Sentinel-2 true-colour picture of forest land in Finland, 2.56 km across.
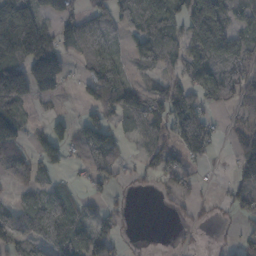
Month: November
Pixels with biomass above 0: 64%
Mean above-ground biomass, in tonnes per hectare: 70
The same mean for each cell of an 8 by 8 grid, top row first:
153 70 64 91 100 65 147 52
146 157 93 72 92 68 109 63
142 189 43 86 25 56 86 89
93 18 20 78 83 93 53 44
98 77 88 84 28 78 78 64
63 29 18 41 30 64 6 83
65 128 56 35 0 15 10 54
112 113 92 63 1 5 2 42
